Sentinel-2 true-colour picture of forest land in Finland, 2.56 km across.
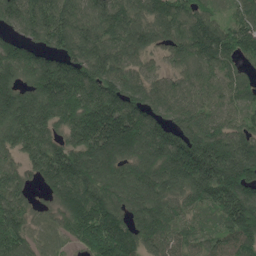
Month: May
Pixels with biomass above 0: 94%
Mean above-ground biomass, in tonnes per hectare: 145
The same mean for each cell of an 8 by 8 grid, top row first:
144 186 140 156 122 143 104 106
122 125 180 147 110 119 191 140
136 193 187 159 107 84 117 87
204 190 180 189 167 137 124 96
131 128 171 230 167 197 240 157
98 126 150 130 128 167 210 234
129 46 160 136 139 111 117 197
133 34 119 206 125 108 101 134
